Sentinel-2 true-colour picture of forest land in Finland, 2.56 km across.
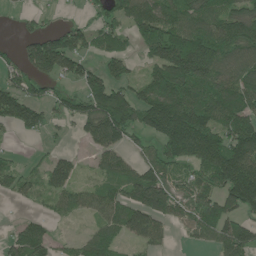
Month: June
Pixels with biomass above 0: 69%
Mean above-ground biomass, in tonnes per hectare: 90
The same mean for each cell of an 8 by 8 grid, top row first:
16 18 17 70 137 131 132 105
27 140 81 77 77 184 175 115
62 79 75 88 42 160 151 132
117 52 81 173 22 124 142 134
8 16 20 104 37 165 177 159
70 84 31 83 103 67 103 172
7 28 63 106 170 82 114 111
75 74 45 77 92 14 51 142
